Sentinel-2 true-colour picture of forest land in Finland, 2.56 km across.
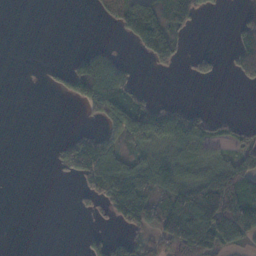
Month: November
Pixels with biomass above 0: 42%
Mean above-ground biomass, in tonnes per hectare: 59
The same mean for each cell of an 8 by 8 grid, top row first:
0 0 0 45 240 151 16 10
0 0 13 15 88 104 8 93
0 12 142 110 4 0 27 39
0 0 11 99 118 59 27 2
0 2 74 85 117 116 100 46
0 1 55 124 105 97 88 103
0 0 13 79 153 156 208 119
0 0 11 46 51 160 169 91
